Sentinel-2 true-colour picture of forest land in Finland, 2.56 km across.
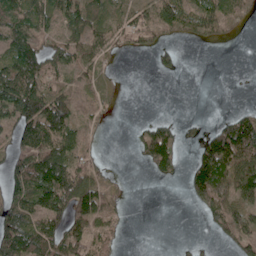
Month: May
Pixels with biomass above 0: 57%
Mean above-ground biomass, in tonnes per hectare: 48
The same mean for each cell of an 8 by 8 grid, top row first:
56 45 65 32 46 71 70 22
59 43 50 32 21 22 10 1
97 43 21 6 0 4 0 1
99 111 17 6 1 2 0 26
71 92 42 0 62 53 96 139
80 136 100 17 5 25 144 94
83 102 101 30 0 0 68 61
122 74 70 34 0 1 6 67
